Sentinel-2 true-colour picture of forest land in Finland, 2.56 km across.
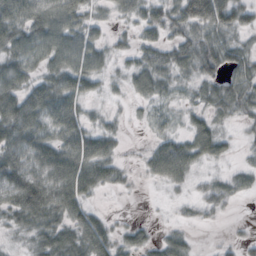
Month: October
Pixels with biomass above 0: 79%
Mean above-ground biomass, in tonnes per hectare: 36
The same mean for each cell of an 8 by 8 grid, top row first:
58 69 42 18 35 55 106 48
51 59 60 22 28 35 54 33
42 33 40 16 30 21 33 41
59 48 28 10 10 15 27 28
62 42 43 21 8 39 50 10
79 67 49 27 13 38 12 25
57 71 32 2 0 6 22 27
10 44 47 34 24 26 4 29
